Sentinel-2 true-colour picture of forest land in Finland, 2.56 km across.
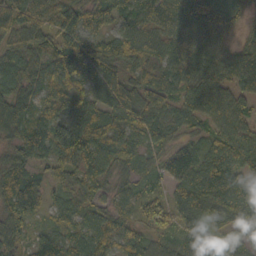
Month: October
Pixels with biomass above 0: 96%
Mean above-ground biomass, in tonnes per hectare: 76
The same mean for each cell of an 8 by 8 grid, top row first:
101 81 105 76 71 74 68 40
61 95 146 105 91 59 65 45
81 104 113 87 66 71 86 77
76 80 83 79 84 57 87 82
74 100 141 67 52 47 60 92
97 49 80 54 37 80 107 96
95 52 61 50 61 65 91 107
59 71 68 75 59 47 65 33
